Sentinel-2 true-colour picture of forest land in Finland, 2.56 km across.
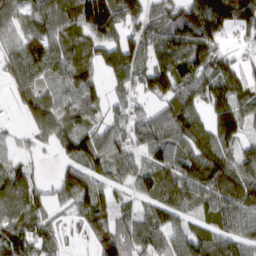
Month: March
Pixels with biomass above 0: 86%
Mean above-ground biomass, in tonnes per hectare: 87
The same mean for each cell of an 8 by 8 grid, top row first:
67 88 130 150 100 94 139 103
66 102 75 97 86 127 89 27
65 75 102 56 79 148 102 106
22 96 103 46 44 108 82 92
35 50 129 84 74 100 99 67
85 14 112 61 63 107 137 95
108 52 80 84 49 99 80 122
111 63 18 137 92 89 104 91
